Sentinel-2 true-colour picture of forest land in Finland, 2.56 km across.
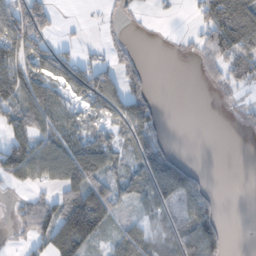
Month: November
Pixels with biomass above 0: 57%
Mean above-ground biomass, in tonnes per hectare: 57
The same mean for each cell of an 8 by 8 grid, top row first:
124 74 3 12 3 5 93 102
113 72 23 27 3 4 70 97
109 68 102 82 55 0 22 57
88 83 37 67 101 0 0 12
90 73 75 52 79 7 0 0
74 73 117 61 73 127 15 0
21 69 171 86 45 52 64 0
12 89 146 37 68 66 115 0
